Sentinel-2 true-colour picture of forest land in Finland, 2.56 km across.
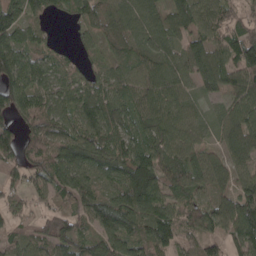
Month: April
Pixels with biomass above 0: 87%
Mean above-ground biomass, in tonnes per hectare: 77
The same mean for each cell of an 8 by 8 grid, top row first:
77 52 47 66 79 74 77 48
100 42 27 51 73 58 89 122
105 82 48 69 80 76 83 82
91 76 90 94 73 84 35 87
78 72 98 91 87 92 45 112
41 82 83 77 173 80 83 59
37 41 70 122 131 70 73 122
50 70 70 84 93 83 61 75
